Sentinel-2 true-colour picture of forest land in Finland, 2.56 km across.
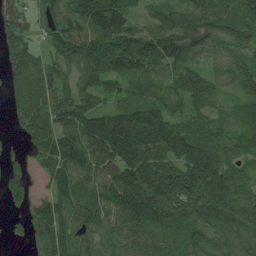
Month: July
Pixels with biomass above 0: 90%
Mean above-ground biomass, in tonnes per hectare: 112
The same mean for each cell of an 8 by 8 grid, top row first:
106 98 162 201 56 85 111 107
117 71 145 165 160 133 87 104
90 112 89 113 95 85 83 102
75 125 156 112 149 76 85 56
23 138 166 197 169 141 118 62
84 75 108 143 163 156 178 77
41 125 102 124 207 160 155 121
20 114 82 80 90 78 93 91
